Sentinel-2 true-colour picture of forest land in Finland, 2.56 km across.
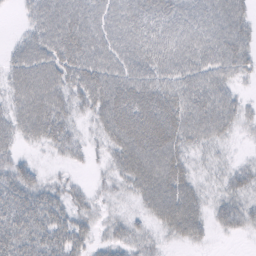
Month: February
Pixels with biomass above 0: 84%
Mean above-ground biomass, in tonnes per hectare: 42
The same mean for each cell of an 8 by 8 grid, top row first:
5 54 53 54 57 49 47 38
26 56 62 50 51 49 50 45
43 63 54 57 52 46 46 16
43 69 28 71 75 60 55 29
29 33 22 44 81 55 28 6
53 14 6 25 68 56 14 30
59 57 26 12 25 67 27 39
67 60 34 26 24 20 13 6
